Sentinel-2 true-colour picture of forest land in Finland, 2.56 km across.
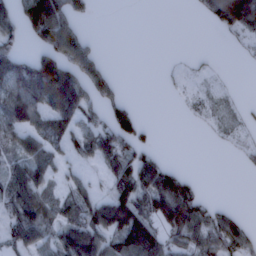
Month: February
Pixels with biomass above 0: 54%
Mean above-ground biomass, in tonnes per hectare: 63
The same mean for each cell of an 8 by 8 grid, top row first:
89 241 33 0 0 0 54 166
52 97 82 0 0 0 1 12
154 183 95 49 0 7 11 2
109 84 81 71 8 2 20 14
65 65 69 103 55 0 4 19
84 56 39 82 119 79 0 2
77 68 85 148 94 151 57 12
61 65 164 90 173 64 81 96
